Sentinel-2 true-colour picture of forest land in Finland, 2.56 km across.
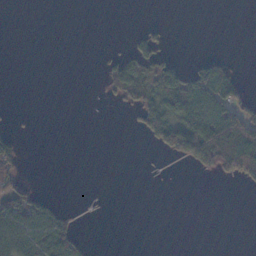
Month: November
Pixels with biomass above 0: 23%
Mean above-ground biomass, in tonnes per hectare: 21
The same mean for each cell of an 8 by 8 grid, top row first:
0 0 0 0 0 0 0 0
0 0 0 3 47 1 0 0
0 0 0 57 81 70 89 22
1 0 0 1 54 82 88 66
30 0 0 0 8 75 110 99
35 0 0 0 1 1 12 41
72 40 2 0 0 0 0 0
57 75 32 0 0 0 0 0
